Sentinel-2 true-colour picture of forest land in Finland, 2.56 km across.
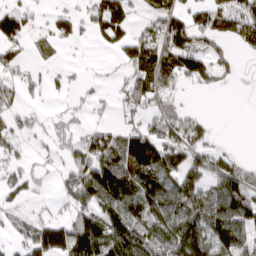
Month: March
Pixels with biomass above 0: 62%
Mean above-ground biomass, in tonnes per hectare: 80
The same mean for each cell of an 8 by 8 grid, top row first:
115 37 56 134 53 102 100 149
73 31 13 40 106 145 70 51
52 28 19 20 100 84 64 12
49 14 24 30 78 82 8 0
48 22 77 114 153 122 61 3
58 23 126 186 128 94 92 118
38 21 87 127 131 111 118 137
43 161 172 132 117 124 111 125
